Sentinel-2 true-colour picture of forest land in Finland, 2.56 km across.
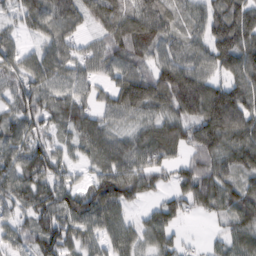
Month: February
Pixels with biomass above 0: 89%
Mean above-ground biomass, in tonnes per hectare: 80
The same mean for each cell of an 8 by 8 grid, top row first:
34 81 70 114 100 54 76 113
62 67 40 77 92 67 82 125
68 97 71 63 87 124 82 105
79 76 83 61 73 88 139 140
81 56 55 87 77 83 102 112
98 90 29 105 93 56 99 86
70 94 105 104 24 59 66 108
64 98 66 80 52 50 17 74
